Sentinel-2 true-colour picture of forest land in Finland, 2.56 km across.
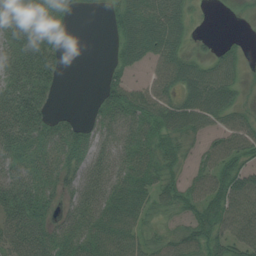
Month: August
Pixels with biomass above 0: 78%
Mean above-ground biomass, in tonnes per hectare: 50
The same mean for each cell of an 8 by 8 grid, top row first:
75 53 13 35 74 55 3 4
69 67 0 19 66 50 13 18
74 66 0 34 19 52 65 27
97 44 9 60 60 64 72 31
76 58 63 49 54 46 26 44
58 49 56 70 53 30 47 72
84 51 57 68 43 43 68 71
54 62 66 70 36 45 65 53
